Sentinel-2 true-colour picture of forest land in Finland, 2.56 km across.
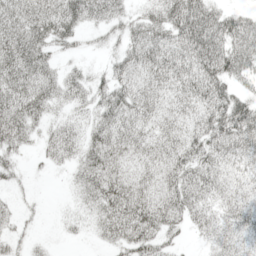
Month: May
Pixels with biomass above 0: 80%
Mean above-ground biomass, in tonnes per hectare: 34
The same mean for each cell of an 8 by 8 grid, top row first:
43 53 44 32 33 58 52 32
53 35 11 13 53 51 59 46
47 35 25 35 38 43 56 28
45 26 20 39 34 30 47 62
25 23 32 41 33 38 43 44
14 3 28 42 29 42 34 24
10 2 17 46 47 44 28 34
12 6 5 27 47 13 15 27
